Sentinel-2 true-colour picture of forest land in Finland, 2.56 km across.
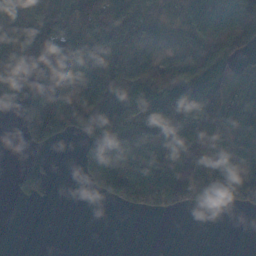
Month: November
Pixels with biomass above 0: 65%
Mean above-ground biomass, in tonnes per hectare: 72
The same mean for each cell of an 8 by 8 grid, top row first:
54 87 142 156 64 57 169 157
110 80 109 79 52 37 117 92
92 101 65 100 114 104 149 72
34 107 92 154 115 121 87 129
3 45 37 103 57 111 120 117
14 28 19 122 112 142 94 114
2 3 0 13 51 46 19 41
0 0 0 0 0 0 0 0
